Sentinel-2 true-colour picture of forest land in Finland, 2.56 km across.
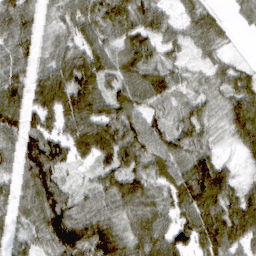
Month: March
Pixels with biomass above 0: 91%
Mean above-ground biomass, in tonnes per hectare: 69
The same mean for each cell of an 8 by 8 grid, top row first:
76 32 79 92 77 30 46 24
64 37 65 66 64 40 46 3
69 92 106 71 88 50 41 55
93 83 114 73 66 38 45 66
65 88 83 107 90 81 46 44
49 103 13 68 68 79 137 26
49 114 66 68 63 66 115 91
29 79 117 112 73 69 98 78
